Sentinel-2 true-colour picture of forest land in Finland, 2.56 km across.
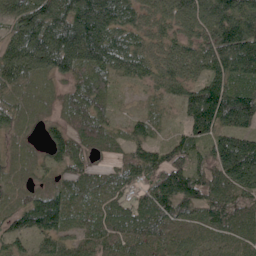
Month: June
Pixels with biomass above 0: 95%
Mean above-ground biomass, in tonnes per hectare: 92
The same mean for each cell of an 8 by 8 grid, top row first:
105 149 187 151 76 120 136 154
131 163 180 127 77 85 111 179
87 59 62 55 60 86 104 95
76 39 83 38 28 25 197 168
45 52 64 53 68 72 80 127
50 33 65 50 75 151 82 147
74 146 54 73 94 115 100 108
63 62 59 73 83 61 67 77
